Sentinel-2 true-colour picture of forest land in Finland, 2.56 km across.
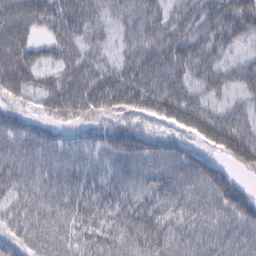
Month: February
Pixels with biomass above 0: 95%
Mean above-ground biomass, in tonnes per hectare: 50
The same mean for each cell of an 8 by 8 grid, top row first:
65 57 58 38 52 46 58 69
65 34 48 30 53 60 51 29
61 40 65 58 57 54 52 48
39 38 52 50 53 66 53 44
48 47 41 54 50 42 46 79
48 43 46 43 46 55 72 30
40 48 52 54 53 44 49 62
47 48 47 53 58 47 46 50
